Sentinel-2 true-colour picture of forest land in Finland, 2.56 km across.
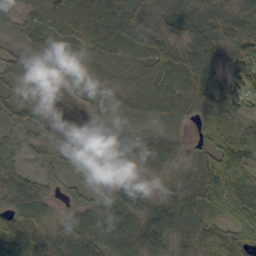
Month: September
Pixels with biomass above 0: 91%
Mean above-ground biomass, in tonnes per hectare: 59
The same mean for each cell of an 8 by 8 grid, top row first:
40 73 75 70 68 72 91 74
41 75 70 62 62 49 65 69
31 27 52 46 54 50 61 78
45 14 9 43 46 56 43 55
36 30 10 71 72 32 42 61
63 23 17 24 29 33 101 60
75 50 43 90 78 105 80 66
82 88 99 90 102 69 97 61
